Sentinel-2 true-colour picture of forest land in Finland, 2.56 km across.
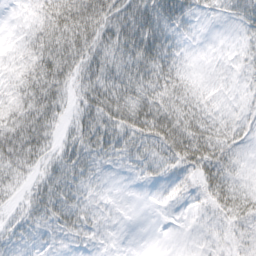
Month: March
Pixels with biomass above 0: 82%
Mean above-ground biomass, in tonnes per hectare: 29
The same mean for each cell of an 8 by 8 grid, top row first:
4 43 69 49 51 43 9 27
12 48 47 43 58 24 1 10
27 49 32 45 53 41 5 8
37 42 28 50 56 54 25 12
55 25 39 39 37 67 56 19
27 26 27 5 13 19 50 13
13 35 28 4 1 4 22 45
16 10 14 2 0 1 10 25
